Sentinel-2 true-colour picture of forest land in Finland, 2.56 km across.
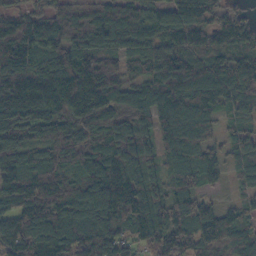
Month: October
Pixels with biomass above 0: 94%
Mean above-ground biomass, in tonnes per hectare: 120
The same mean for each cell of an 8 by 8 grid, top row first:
97 102 111 145 112 137 99 50
138 113 144 108 108 120 108 91
165 153 166 115 105 184 156 139
143 123 129 122 122 162 111 81
96 77 97 134 88 140 95 84
130 110 104 172 117 102 71 55
115 136 153 159 128 130 67 53
154 170 165 138 94 143 129 107
